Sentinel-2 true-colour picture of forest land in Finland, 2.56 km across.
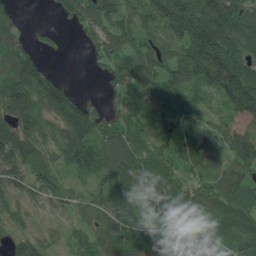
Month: July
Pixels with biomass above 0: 86%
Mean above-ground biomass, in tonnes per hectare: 102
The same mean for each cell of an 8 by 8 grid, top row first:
36 6 115 144 118 167 194 137
87 27 15 133 111 104 222 170
147 101 2 37 116 105 138 201
154 95 147 50 80 137 57 89
166 76 159 119 67 108 113 144
91 79 60 116 99 79 70 105
57 48 56 100 71 105 111 132
75 57 44 93 89 142 108 148
